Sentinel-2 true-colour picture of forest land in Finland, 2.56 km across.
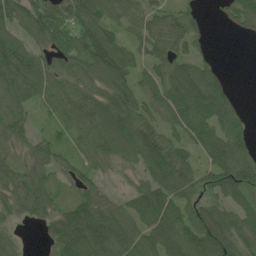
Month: June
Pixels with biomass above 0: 86%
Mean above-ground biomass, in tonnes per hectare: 80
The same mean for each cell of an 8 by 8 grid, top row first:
92 121 107 67 81 60 13 76
111 74 105 121 67 81 22 0
109 81 89 120 63 117 101 1
77 35 96 106 84 114 129 45
57 54 46 88 117 75 111 85
79 51 41 20 59 130 70 123
61 62 94 63 117 95 74 80
27 38 131 119 88 112 126 93
